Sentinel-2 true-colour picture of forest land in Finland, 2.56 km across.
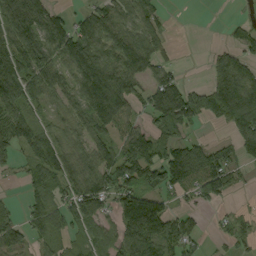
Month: September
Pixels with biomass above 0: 70%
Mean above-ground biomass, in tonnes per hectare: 77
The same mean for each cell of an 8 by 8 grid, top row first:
153 108 42 99 84 1 0 6
129 100 119 94 110 13 13 72
128 93 111 113 64 55 53 108
77 40 71 129 55 168 83 147
85 85 57 75 110 88 47 77
18 96 96 111 99 120 107 28
25 76 109 58 164 35 10 8
90 49 44 64 132 101 16 37
